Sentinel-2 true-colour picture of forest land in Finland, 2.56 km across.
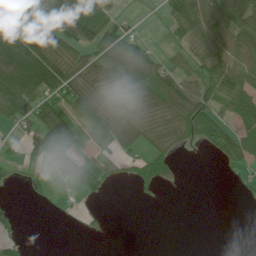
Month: June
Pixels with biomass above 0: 56%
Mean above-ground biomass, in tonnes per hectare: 55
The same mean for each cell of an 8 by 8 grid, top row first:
123 139 136 61 3 82 104 98
144 107 72 99 47 23 76 80
151 128 71 68 89 65 62 72
96 89 73 63 49 74 75 97
18 160 63 78 41 39 48 90
8 28 102 30 45 16 0 15
5 3 7 0 1 0 0 2
16 0 2 1 0 0 0 0
